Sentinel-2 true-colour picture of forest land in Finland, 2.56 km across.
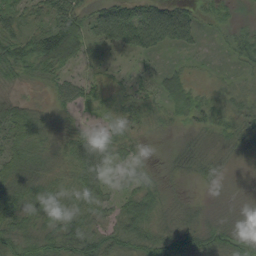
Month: August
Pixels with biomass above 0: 91%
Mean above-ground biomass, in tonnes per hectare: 36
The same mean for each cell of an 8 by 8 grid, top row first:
40 55 59 83 85 75 19 13
58 101 48 31 52 30 5 43
20 28 29 19 15 38 13 15
45 24 16 27 38 35 39 32
41 32 41 38 18 18 16 24
67 38 39 23 32 21 16 8
55 33 33 27 52 22 11 12
51 40 63 47 44 50 45 32
